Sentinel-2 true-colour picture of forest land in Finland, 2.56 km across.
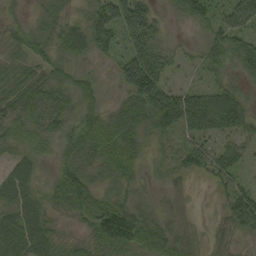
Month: September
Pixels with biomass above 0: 93%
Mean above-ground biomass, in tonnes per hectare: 45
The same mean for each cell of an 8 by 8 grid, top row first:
18 33 23 86 95 23 49 81
37 39 44 40 92 24 53 60
49 45 41 22 135 20 24 24
46 59 43 35 60 110 88 52
33 25 58 66 30 28 44 34
56 19 61 40 20 20 30 31
50 31 48 64 32 15 2 69
59 42 24 72 52 37 21 22
